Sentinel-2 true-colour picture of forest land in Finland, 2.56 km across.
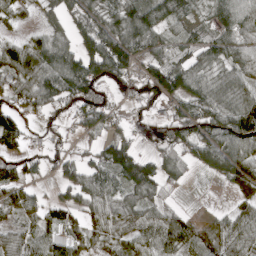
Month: April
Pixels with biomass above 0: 79%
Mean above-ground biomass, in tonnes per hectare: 70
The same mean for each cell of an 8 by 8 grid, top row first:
24 34 74 79 125 84 45 94
60 102 125 147 78 50 81 67
74 100 165 79 59 110 81 69
83 41 69 46 21 76 96 116
78 22 22 95 15 75 83 105
73 27 103 92 127 47 20 55
58 55 69 68 79 37 4 31
68 69 50 45 66 88 64 56
